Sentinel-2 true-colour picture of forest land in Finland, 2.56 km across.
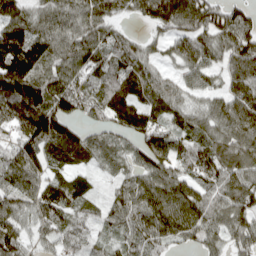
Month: April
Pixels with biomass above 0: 89%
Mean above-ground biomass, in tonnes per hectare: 89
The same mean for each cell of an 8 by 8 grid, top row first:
93 79 93 61 70 134 98 76
159 114 105 87 49 64 91 109
168 110 86 96 98 45 53 102
124 143 68 108 115 70 75 114
95 107 103 57 95 78 83 86
111 81 57 36 92 87 87 89
83 93 54 66 121 150 98 95
90 48 63 43 83 67 63 72
